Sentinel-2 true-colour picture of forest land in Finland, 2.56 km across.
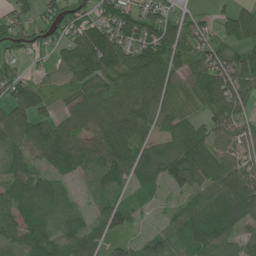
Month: June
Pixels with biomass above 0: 84%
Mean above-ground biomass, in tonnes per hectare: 77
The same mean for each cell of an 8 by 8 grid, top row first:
51 52 54 87 91 46 22 61
48 47 130 127 119 91 59 63
74 29 79 64 89 73 107 77
88 44 69 85 84 71 63 58
70 124 98 146 100 120 93 69
63 67 66 95 77 94 98 72
83 68 32 72 21 33 102 133
61 87 85 57 64 78 123 54
